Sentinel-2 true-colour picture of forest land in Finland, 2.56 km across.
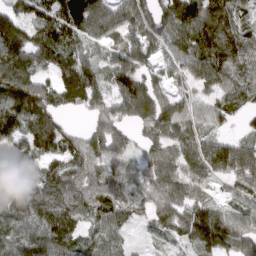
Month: March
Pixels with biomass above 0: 90%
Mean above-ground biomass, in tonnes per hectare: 102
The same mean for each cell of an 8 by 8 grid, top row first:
89 125 208 120 109 147 161 96
141 141 95 67 76 84 148 134
152 63 171 92 85 51 105 93
143 125 50 81 102 104 72 54
117 110 87 96 72 96 101 91
129 102 86 89 79 90 94 110
104 142 106 98 55 99 98 64
98 125 86 65 21 50 151 113
